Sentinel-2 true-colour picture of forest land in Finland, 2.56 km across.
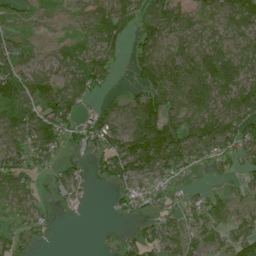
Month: July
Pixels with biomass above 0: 75%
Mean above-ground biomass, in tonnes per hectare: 63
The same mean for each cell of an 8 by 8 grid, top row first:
32 25 50 118 77 102 54 89
60 23 44 52 75 67 91 36
101 80 84 22 71 101 104 80
77 99 43 46 116 88 75 87
83 106 39 83 171 120 95 84
95 28 29 66 81 47 14 39
59 26 14 12 35 38 64 37
36 16 0 8 54 64 46 57
